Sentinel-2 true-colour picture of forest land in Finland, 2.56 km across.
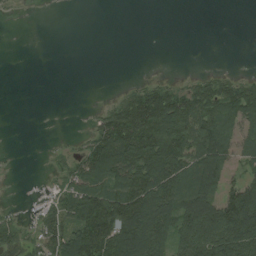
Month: August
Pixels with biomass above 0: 50%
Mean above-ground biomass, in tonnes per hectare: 56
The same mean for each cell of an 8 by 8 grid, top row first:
4 0 0 0 0 0 0 0
0 0 0 0 0 0 0 0
0 0 0 0 10 10 39 34
0 0 1 60 159 129 102 101
0 3 21 129 153 123 121 59
1 12 80 102 131 116 122 34
7 39 98 156 155 114 121 173
58 72 121 140 141 84 132 132
